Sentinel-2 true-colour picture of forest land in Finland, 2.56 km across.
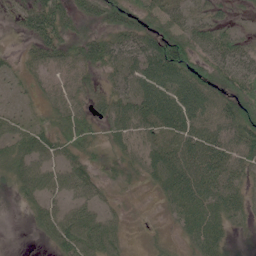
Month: June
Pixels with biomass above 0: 87%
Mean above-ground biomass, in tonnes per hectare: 44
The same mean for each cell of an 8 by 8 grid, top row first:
26 75 42 52 45 40 31 10
8 53 42 56 69 96 43 40
19 31 38 32 73 79 65 51
17 24 33 50 73 82 61 64
41 44 37 28 45 66 78 64
37 43 45 23 33 77 77 44
7 34 38 19 9 48 71 53
2 24 67 44 11 18 77 8
